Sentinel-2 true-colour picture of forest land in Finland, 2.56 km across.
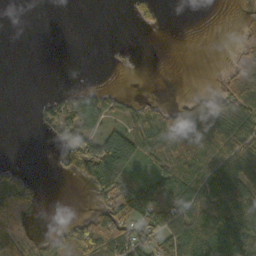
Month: October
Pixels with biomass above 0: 47%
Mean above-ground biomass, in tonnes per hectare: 43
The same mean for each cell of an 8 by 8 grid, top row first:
0 0 0 0 36 0 0 4
0 0 0 4 0 0 0 19
0 0 0 0 0 0 0 48
0 38 78 45 52 49 65 96
0 6 141 128 74 81 91 94
36 3 71 88 29 84 67 73
76 0 1 96 66 62 65 79
70 37 88 122 77 72 99 110
